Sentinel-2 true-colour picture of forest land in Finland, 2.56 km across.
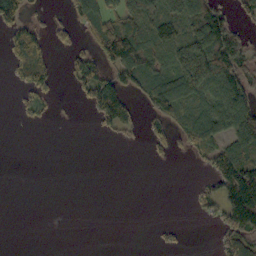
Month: October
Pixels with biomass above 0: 43%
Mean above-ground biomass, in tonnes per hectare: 46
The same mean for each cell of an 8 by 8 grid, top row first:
94 18 62 66 70 82 123 33
68 42 31 125 96 107 129 73
33 56 67 75 73 108 104 86
11 16 3 112 31 77 97 113
0 0 0 7 18 38 81 94
0 0 0 0 0 0 41 144
0 0 0 0 0 0 25 142
0 0 0 0 0 11 1 83
